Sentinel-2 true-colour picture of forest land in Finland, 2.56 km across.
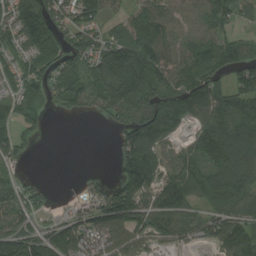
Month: August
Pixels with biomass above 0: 78%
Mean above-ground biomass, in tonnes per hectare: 104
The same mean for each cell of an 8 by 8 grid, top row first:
132 163 117 44 119 88 121 59
78 128 121 126 167 106 121 91
77 104 154 199 175 134 129 101
88 36 51 79 140 131 121 121
80 1 0 27 159 60 153 201
48 6 6 32 164 103 129 172
114 39 68 157 114 132 60 108
164 127 121 127 65 65 79 172
